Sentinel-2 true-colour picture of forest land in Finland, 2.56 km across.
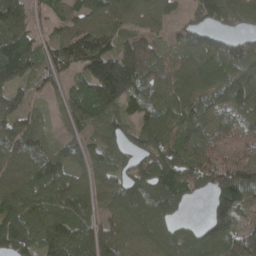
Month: April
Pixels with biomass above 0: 87%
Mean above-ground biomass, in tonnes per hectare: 92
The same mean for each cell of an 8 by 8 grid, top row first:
99 49 80 100 86 41 120 121
135 58 138 84 62 53 83 83
65 55 60 218 81 95 88 100
74 32 97 81 83 106 82 97
102 52 66 67 87 94 106 112
87 123 74 86 94 95 96 131
98 95 101 82 140 77 52 112
100 110 123 100 107 105 105 117
